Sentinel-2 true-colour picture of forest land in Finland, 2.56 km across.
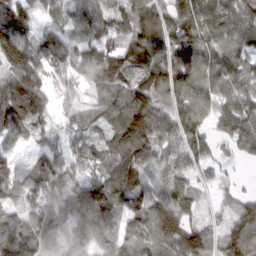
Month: March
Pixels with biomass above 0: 91%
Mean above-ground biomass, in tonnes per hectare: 87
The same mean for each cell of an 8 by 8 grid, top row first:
92 29 65 76 107 116 115 109
140 72 70 72 119 129 111 95
131 79 71 103 88 142 102 94
104 53 54 83 122 112 105 120
34 48 60 64 98 97 89 91
84 100 74 70 65 93 42 12
63 96 75 94 97 126 21 83
104 54 47 64 103 136 95 116
